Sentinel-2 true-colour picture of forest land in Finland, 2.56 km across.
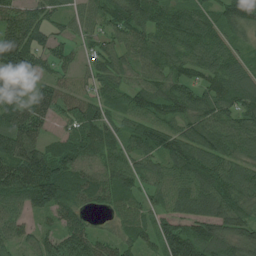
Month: July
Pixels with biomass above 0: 93%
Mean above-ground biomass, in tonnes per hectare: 88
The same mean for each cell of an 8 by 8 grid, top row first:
109 76 57 92 103 80 63 110
171 78 43 70 89 91 93 47
113 54 46 83 65 85 73 87
97 83 81 59 92 84 97 91
132 73 105 70 87 105 106 86
144 180 118 98 70 78 103 85
72 104 75 52 56 70 93 91
58 71 100 51 64 132 127 97
